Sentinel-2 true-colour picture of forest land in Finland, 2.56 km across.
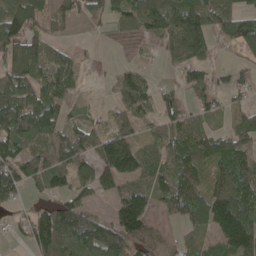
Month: May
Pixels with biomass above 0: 71%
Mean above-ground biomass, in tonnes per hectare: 66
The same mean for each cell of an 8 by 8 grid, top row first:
114 57 40 49 106 100 90 80
85 74 12 0 6 55 50 46
79 75 29 16 39 18 33 22
118 98 18 43 51 46 35 46
71 65 74 99 41 69 69 72
90 96 70 88 59 78 50 102
29 57 80 50 116 65 123 132
14 116 113 119 92 40 33 119
